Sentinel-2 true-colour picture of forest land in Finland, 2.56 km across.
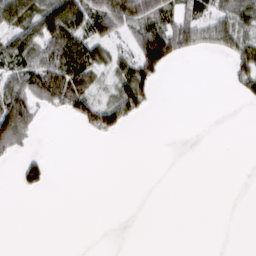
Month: March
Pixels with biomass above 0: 36%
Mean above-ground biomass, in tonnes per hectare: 31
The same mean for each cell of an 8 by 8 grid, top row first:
83 98 99 108 78 57 55 75
85 74 84 49 89 69 29 66
63 88 77 34 76 0 0 43
110 24 50 67 25 0 0 0
57 0 0 3 0 0 0 0
21 29 0 0 0 0 0 0
0 0 0 0 0 0 0 0
0 0 0 0 0 0 0 0
